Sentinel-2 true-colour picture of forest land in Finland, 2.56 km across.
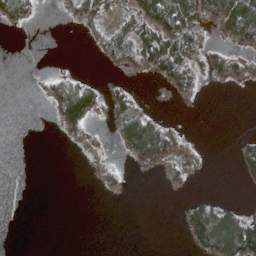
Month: April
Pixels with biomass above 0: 31%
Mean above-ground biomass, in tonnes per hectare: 34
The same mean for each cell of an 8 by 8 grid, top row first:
54 0 43 33 92 119 76 153
0 0 0 73 117 132 48 38
0 26 43 15 8 80 29 30
0 18 138 46 52 2 0 0
0 0 10 13 171 50 2 20
0 0 0 22 6 25 2 23
0 0 0 0 0 6 71 28
0 0 0 0 0 1 117 172
